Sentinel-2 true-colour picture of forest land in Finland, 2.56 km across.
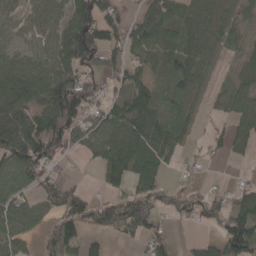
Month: April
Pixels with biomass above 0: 71%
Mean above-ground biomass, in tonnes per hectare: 65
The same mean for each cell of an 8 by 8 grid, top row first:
49 56 109 58 46 65 50 30
56 67 173 68 77 74 61 26
105 108 106 44 42 66 37 46
91 110 113 76 90 43 19 66
125 136 47 81 79 45 33 37
72 59 10 53 69 12 9 11
59 52 103 83 91 46 69 69
66 51 63 12 51 19 31 158
